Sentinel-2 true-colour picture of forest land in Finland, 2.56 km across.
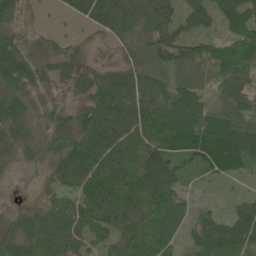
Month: June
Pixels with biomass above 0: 88%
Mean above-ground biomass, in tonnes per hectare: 58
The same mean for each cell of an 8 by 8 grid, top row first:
64 4 37 70 62 42 47 79
69 34 19 14 46 50 45 86
74 51 56 41 53 34 25 70
73 44 53 61 69 88 58 48
62 49 69 58 74 103 121 105
19 41 68 72 85 57 38 37
26 52 51 79 80 64 21 40
67 68 54 55 103 51 85 83
